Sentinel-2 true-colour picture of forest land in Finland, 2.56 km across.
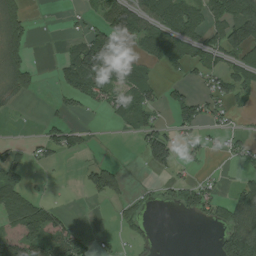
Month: July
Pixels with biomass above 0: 44%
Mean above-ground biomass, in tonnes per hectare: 50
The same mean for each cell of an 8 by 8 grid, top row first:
70 1 18 87 101 127 70 127
77 1 69 97 51 68 80 108
84 3 120 56 50 24 48 75
12 6 19 31 57 71 50 15
17 52 33 1 69 58 23 27
62 5 10 75 4 24 16 18
101 50 0 11 21 36 67 118
96 106 68 12 30 0 5 137
